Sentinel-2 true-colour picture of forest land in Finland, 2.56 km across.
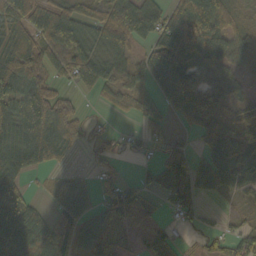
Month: October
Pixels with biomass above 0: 74%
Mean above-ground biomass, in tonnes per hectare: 63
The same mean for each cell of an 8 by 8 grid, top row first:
110 95 76 110 91 81 124 35
112 87 89 80 38 121 84 48
129 69 66 59 51 113 81 35
88 127 41 18 48 37 81 39
77 138 36 23 26 18 50 87
75 16 24 37 23 50 63 68
69 24 67 70 50 41 12 12
89 68 66 76 29 27 22 55
